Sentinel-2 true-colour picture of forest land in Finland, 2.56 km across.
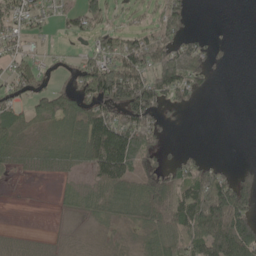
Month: May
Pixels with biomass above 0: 60%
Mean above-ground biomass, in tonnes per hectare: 55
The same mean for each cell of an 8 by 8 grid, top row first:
67 32 67 26 18 71 0 0
36 12 18 75 94 92 42 0
72 35 88 154 93 140 26 0
52 82 71 89 102 24 0 0
44 28 77 165 81 5 0 0
10 10 19 114 60 63 100 47
0 1 31 56 83 114 159 138
8 5 2 7 28 91 134 161
